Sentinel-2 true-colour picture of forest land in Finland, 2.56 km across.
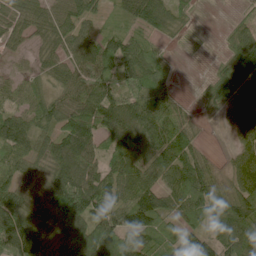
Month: June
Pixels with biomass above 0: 87%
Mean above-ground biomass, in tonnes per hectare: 86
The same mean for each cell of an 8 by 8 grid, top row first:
69 71 81 30 106 72 0 18
26 54 85 84 71 10 4 103
42 49 93 85 126 24 39 132
66 90 132 114 107 85 25 87
94 69 139 109 102 117 16 50
68 69 103 93 92 104 94 79
105 92 131 113 188 76 119 156
165 105 112 141 107 79 101 158
